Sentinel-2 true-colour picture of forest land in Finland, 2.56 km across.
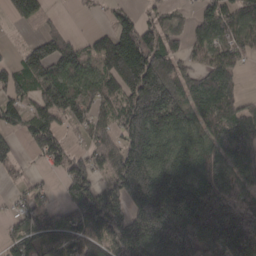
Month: March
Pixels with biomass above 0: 78%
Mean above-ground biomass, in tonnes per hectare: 114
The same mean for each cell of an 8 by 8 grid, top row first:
73 31 6 52 44 27 97 126
19 97 63 176 193 65 92 88
84 117 119 132 215 117 97 42
91 124 89 76 231 136 105 106
32 107 28 85 236 132 109 156
23 20 139 119 248 145 140 110
36 59 142 150 220 218 181 124
72 82 140 153 173 250 153 186
